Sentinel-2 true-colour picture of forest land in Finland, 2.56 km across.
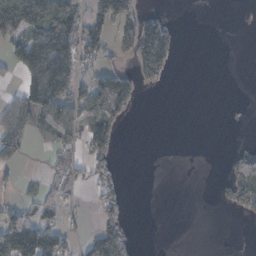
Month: November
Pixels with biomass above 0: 34%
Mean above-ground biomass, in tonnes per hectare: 43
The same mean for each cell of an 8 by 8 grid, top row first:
164 118 89 139 85 9 0 0
64 161 103 38 159 73 0 0
18 167 42 81 52 3 0 0
57 96 71 93 1 0 0 1
59 15 41 29 0 0 0 7
12 7 28 22 0 0 0 99
37 46 14 50 0 0 0 37
145 95 28 99 1 0 0 0
